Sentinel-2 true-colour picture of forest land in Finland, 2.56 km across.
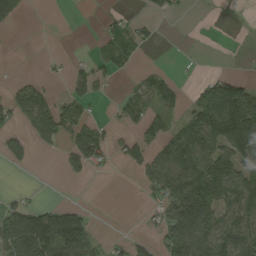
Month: August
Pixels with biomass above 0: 42%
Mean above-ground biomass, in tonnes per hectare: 44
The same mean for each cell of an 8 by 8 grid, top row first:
46 0 0 13 15 13 0 0
0 0 1 34 26 0 1 3
13 13 33 13 18 20 30 40
61 82 46 11 43 23 106 138
48 36 71 34 38 78 80 99
1 0 24 5 38 99 117 70
50 44 29 0 8 110 101 89
105 130 120 15 25 96 82 103
